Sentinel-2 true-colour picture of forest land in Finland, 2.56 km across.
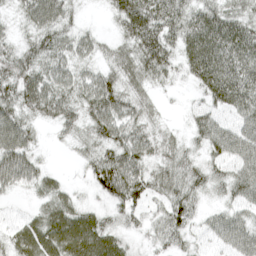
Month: April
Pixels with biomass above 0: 88%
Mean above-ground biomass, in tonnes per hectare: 49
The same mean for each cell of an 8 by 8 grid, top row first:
26 72 18 32 87 66 62 49
47 64 43 25 76 51 80 75
85 62 49 47 43 22 66 70
64 57 49 70 34 4 43 51
75 8 24 63 52 26 51 61
82 30 10 89 55 54 41 54
6 40 35 39 37 70 21 41
41 67 74 51 20 44 30 57
